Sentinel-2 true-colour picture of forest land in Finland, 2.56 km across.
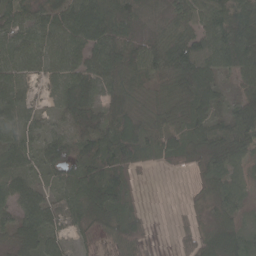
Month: April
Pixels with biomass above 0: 87%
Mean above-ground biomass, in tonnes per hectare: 57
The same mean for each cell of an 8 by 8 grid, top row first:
47 50 81 88 50 65 68 87
56 63 61 90 66 87 84 131
50 37 56 59 49 89 76 51
56 21 41 53 45 76 65 69
69 56 50 91 78 70 78 80
77 33 74 79 9 4 45 44
58 68 63 75 13 2 22 43
49 62 18 32 34 12 44 64
